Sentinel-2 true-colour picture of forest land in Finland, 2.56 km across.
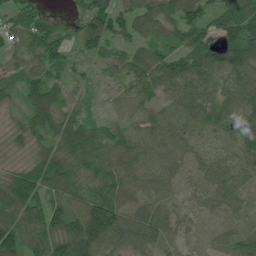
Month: July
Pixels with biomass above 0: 95%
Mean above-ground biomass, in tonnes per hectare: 70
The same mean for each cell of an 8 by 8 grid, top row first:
64 35 44 89 78 74 61 117
44 82 57 51 50 66 85 102
55 69 35 34 79 100 71 77
29 102 42 35 49 67 74 70
34 48 97 78 57 62 31 74
73 101 75 92 68 49 64 69
108 109 111 108 76 46 42 42
102 104 154 119 100 31 25 53
